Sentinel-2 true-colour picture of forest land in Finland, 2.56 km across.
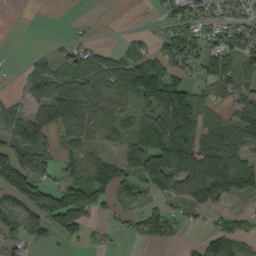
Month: September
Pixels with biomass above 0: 65%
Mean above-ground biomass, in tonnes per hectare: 63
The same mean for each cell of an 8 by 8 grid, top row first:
0 0 5 0 2 68 52 48
0 8 38 22 39 90 72 79
6 84 58 78 141 53 64 74
33 90 77 64 70 146 55 63
109 83 65 27 110 191 99 76
113 46 66 113 111 115 190 82
71 92 101 46 51 34 70 14
37 29 36 11 42 28 48 49
